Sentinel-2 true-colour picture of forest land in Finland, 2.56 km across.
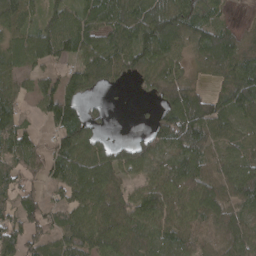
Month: April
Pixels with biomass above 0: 82%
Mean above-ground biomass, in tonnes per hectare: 81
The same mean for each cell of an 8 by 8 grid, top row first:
100 75 80 94 109 121 59 6
68 111 102 97 112 73 108 94
47 45 78 46 57 82 42 137
63 81 75 8 7 138 122 81
107 38 112 42 58 112 85 53
67 57 117 92 51 90 76 102
70 58 84 110 110 99 117 75
76 78 96 104 57 85 64 102
